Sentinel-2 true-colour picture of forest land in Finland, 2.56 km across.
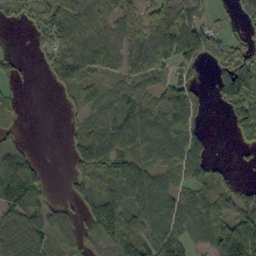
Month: September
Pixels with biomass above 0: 71%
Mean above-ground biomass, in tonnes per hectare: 65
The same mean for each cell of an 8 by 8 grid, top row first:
34 110 99 56 72 86 37 34
3 53 82 84 98 116 77 45
22 24 79 38 54 48 14 164
23 0 34 63 70 70 12 68
38 0 61 86 75 82 37 35
150 26 42 64 70 58 71 12
86 55 40 131 81 77 95 79
97 61 50 76 77 94 76 176
